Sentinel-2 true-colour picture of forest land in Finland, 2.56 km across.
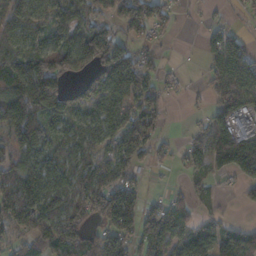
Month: November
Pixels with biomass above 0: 74%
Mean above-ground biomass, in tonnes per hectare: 85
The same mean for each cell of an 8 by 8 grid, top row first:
79 74 91 76 120 30 13 13
89 89 131 141 37 4 55 74
147 185 63 136 86 13 39 112
205 142 59 82 96 1 51 104
115 83 75 61 99 26 109 190
135 109 91 97 19 9 51 67
142 114 108 165 94 80 18 10
68 123 112 99 99 64 48 91
